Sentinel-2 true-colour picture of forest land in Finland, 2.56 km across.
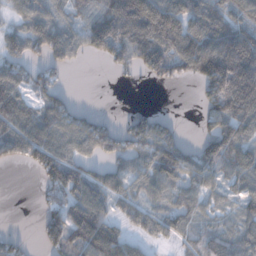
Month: December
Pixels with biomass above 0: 72%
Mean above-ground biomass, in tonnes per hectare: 89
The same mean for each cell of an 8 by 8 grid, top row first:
50 81 71 172 210 162 146 90
70 109 70 130 158 124 166 181
98 55 0 7 24 46 131 191
149 104 50 9 38 3 84 138
121 127 93 81 114 92 64 109
0 96 104 79 92 116 100 97
0 68 139 64 61 58 47 48
34 82 122 136 38 38 60 77
